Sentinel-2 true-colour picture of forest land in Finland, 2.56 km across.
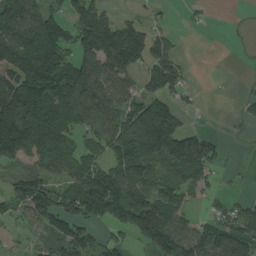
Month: August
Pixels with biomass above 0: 67%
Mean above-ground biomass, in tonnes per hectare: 92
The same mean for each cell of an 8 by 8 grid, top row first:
149 103 95 51 28 6 10 0
156 190 119 186 130 41 0 1
128 198 161 120 67 76 2 3
206 207 126 98 145 101 2 19
180 156 71 105 174 154 81 2
56 74 116 144 103 75 51 5
60 131 135 137 139 95 20 50
13 61 91 54 82 132 105 131
